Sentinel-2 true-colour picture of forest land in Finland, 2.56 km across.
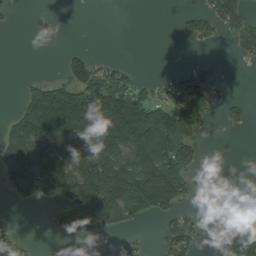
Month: August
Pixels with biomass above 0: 46%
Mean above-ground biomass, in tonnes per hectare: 83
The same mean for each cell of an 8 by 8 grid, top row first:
3 0 0 0 0 14 68 89
0 0 12 0 0 3 20 49
3 52 137 103 27 43 52 0
56 250 237 236 163 175 69 18
145 177 194 183 185 227 6 2
167 224 209 235 230 188 2 1
11 33 174 161 140 70 109 2
72 3 34 33 17 87 22 121
